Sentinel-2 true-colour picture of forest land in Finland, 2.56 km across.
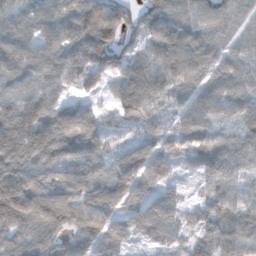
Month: November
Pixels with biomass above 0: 93%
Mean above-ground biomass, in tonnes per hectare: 75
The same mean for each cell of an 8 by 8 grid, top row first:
43 51 74 84 67 68 80 69
66 65 109 125 58 101 64 55
63 57 58 44 107 63 62 70
105 93 74 50 90 37 57 65
125 128 95 34 60 63 81 73
109 67 83 69 91 31 71 55
145 126 106 93 89 61 65 84
64 66 75 72 35 50 83 81
